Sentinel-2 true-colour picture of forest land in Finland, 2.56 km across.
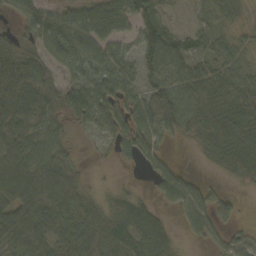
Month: October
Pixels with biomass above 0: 77%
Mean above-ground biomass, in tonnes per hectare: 55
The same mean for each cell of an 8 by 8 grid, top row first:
34 50 69 85 78 9 22 19
42 62 70 52 73 65 33 37
88 50 47 78 58 69 70 54
88 49 61 103 79 91 75 88
78 68 8 44 77 14 56 80
91 90 28 2 12 46 9 49
75 66 62 41 39 31 58 19
75 65 54 65 67 22 28 25
